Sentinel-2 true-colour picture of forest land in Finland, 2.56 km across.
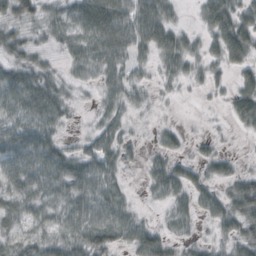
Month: October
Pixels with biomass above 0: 80%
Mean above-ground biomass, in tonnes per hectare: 33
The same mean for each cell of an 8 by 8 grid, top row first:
32 21 55 75 61 16 47 51
31 16 41 61 35 43 26 61
47 32 11 27 13 23 21 25
47 48 5 27 7 2 2 42
51 49 14 38 9 18 10 1
57 54 53 33 15 42 25 25
43 33 49 44 6 27 31 46
31 34 50 47 53 19 12 37
